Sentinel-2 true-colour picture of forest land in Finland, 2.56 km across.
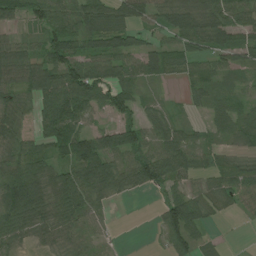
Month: July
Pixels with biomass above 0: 81%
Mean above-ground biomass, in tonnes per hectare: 60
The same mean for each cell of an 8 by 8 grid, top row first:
58 70 71 75 53 74 67 62
52 70 67 69 47 52 54 66
63 96 121 86 60 24 51 21
51 88 85 62 39 16 35 36
50 80 100 77 65 79 32 38
97 59 87 90 80 62 45 76
125 66 91 21 0 109 57 41
46 33 50 17 0 73 28 1
